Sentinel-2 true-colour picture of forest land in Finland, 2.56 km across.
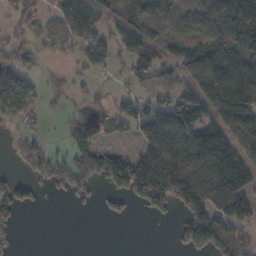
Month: October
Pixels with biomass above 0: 62%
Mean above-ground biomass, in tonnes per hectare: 85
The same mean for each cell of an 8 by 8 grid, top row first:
38 44 127 62 77 100 123 108
57 21 59 77 107 51 112 114
125 29 25 17 45 45 119 132
115 25 39 59 72 150 131 192
31 29 92 29 89 151 147 119
37 113 149 183 208 223 170 151
95 6 25 34 52 64 171 163
29 0 0 0 0 33 147 88
